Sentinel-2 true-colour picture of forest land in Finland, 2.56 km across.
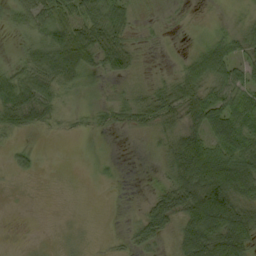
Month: September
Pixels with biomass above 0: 68%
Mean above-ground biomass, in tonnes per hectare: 40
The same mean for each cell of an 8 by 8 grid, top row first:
39 65 58 72 7 4 4 11
10 82 95 68 15 3 48 38
69 69 44 20 14 41 62 46
82 51 15 31 47 50 76 66
10 1 1 2 4 63 72 68
10 0 0 5 2 63 130 111
0 0 0 2 22 70 159 92
0 1 5 6 43 36 109 94
